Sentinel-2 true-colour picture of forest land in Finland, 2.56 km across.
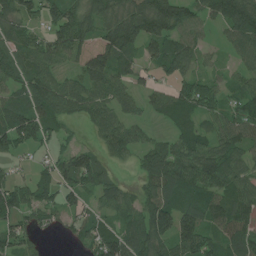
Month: July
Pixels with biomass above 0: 81%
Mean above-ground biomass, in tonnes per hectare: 76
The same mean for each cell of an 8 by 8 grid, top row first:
89 64 96 97 133 118 72 150
78 90 82 112 77 85 25 68
66 86 70 99 36 60 50 46
99 89 55 66 38 82 58 71
92 37 23 64 57 76 81 78
32 43 93 36 61 104 104 79
90 70 48 60 80 109 99 89
91 12 48 103 103 106 84 96
